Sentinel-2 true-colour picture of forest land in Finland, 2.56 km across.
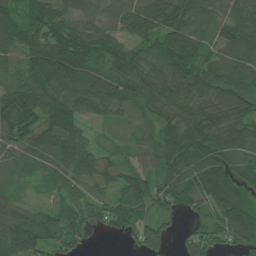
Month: July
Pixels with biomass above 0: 90%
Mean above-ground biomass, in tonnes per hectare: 83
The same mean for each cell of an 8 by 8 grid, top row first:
88 89 67 58 97 100 74 116
85 121 116 67 69 131 60 110
65 121 102 81 84 115 95 90
141 113 83 49 51 94 109 85
81 100 73 20 51 124 113 86
29 42 75 66 79 126 149 68
66 37 71 101 84 62 77 132
94 70 55 11 84 20 66 97
